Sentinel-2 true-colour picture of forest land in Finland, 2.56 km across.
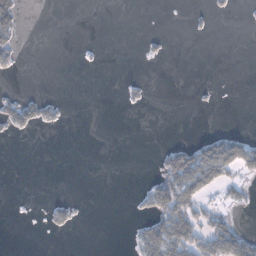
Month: January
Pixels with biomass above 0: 16%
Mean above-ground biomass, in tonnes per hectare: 15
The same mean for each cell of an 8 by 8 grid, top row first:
56 0 0 0 0 0 10 3
36 0 1 0 6 0 0 0
5 0 0 0 5 0 0 0
49 24 0 0 3 0 2 0
1 0 0 0 0 17 47 49
0 0 0 0 3 96 79 32
0 14 9 0 18 98 27 12
0 1 0 0 52 94 62 55
